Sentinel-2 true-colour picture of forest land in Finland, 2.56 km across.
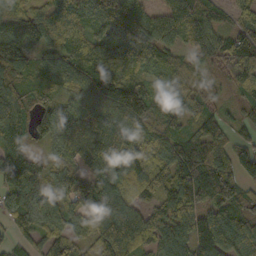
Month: October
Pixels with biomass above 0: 93%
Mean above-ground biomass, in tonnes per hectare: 96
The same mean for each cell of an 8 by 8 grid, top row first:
76 76 93 124 75 94 83 88
128 78 82 98 104 68 85 101
93 72 128 144 82 83 51 88
112 92 109 127 117 95 65 40
85 72 86 136 88 87 141 53
136 88 91 114 109 115 140 51
101 78 105 159 67 98 94 97
52 81 81 160 87 94 122 94
